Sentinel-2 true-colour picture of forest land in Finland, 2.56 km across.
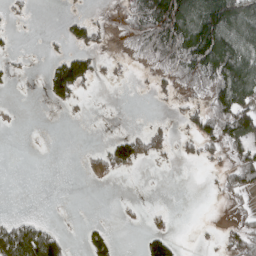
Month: April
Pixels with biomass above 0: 33%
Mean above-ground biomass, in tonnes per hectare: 35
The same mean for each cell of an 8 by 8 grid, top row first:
9 0 16 4 93 147 138 118
4 5 37 6 35 89 182 128
8 48 89 7 2 30 73 145
4 1 3 0 0 7 50 96
0 2 1 39 44 13 31 54
0 0 4 25 0 0 2 53
0 0 0 0 5 2 0 11
127 95 8 32 29 25 2 46
